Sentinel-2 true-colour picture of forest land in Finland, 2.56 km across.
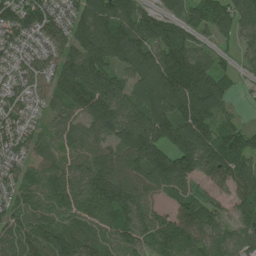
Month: July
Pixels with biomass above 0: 92%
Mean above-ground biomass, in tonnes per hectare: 115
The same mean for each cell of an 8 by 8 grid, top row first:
124 117 103 153 106 74 132 103
68 74 131 175 153 188 52 45
50 78 193 117 114 220 168 31
67 51 112 149 119 140 206 25
75 64 81 105 189 152 176 148
86 102 96 140 121 183 118 126
86 107 117 167 107 77 106 103
112 142 128 108 91 147 108 74
